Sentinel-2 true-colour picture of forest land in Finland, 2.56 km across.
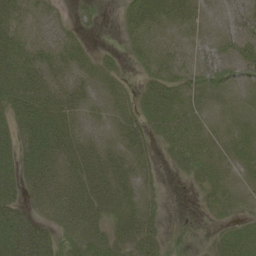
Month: June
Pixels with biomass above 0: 82%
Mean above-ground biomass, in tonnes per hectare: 31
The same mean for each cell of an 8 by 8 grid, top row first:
30 13 14 1 42 27 14 32
39 23 22 7 27 14 22 41
48 34 18 20 20 34 35 25
53 55 22 14 35 46 18 13
48 66 30 19 32 41 31 30
48 62 46 48 19 9 27 18
55 38 49 31 25 1 14 14
75 51 49 35 40 17 11 42
